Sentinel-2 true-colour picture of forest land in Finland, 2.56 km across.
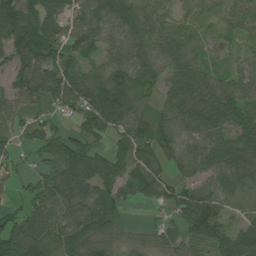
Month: July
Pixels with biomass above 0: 84%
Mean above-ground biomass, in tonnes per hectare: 67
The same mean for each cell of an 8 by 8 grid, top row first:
113 74 50 92 74 42 51 55
92 99 71 55 75 69 14 26
63 108 114 88 73 66 53 60
52 31 78 134 48 79 78 83
36 55 80 52 80 74 67 74
24 54 104 78 84 44 52 67
35 81 65 73 16 58 101 11
110 87 78 48 25 31 92 89
